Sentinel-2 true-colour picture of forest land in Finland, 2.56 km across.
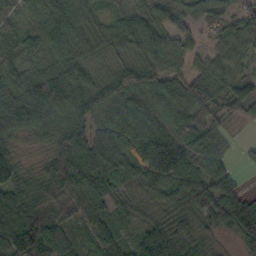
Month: October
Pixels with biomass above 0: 94%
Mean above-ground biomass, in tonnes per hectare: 74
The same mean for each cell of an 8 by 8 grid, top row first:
28 63 70 42 64 61 85 60
59 65 75 49 89 70 28 63
104 153 97 94 110 76 80 80
136 115 102 102 96 89 71 52
34 47 98 84 116 81 70 9
72 81 103 67 82 78 63 15
94 86 68 45 29 52 79 96
143 100 27 59 62 76 28 55
